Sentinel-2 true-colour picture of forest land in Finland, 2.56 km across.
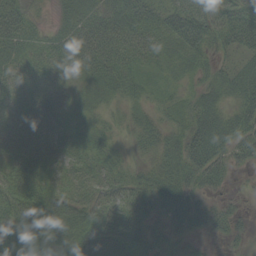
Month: September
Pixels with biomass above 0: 91%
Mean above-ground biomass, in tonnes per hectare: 39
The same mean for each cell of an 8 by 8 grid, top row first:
39 10 42 39 45 55 56 44
39 32 57 42 33 44 40 38
28 30 23 46 26 25 30 51
25 29 16 18 23 33 51 50
24 21 21 25 26 38 72 46
48 30 26 33 34 46 46 8
59 68 42 48 52 49 27 12
67 80 67 79 67 39 14 20
